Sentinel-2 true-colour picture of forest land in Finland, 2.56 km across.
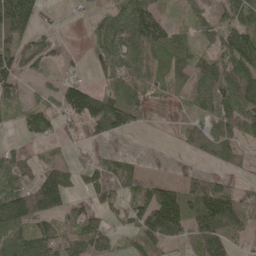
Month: May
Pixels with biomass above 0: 71%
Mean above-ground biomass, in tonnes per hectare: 76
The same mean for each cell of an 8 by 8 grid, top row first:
195 15 15 73 158 22 75 96
102 50 5 94 119 85 55 142
84 24 43 64 72 50 105 119
44 79 127 160 45 24 69 111
16 32 42 17 0 18 72 49
73 110 39 85 33 10 57 12
152 146 40 50 118 156 178 115
107 86 100 50 97 77 145 37
